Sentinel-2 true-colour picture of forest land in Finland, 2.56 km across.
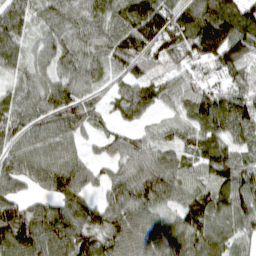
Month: April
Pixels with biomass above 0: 92%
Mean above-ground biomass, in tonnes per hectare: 95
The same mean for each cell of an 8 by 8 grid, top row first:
88 72 82 94 173 117 149 132
71 73 75 103 125 112 161 142
60 74 75 44 89 60 64 76
78 109 121 55 80 50 144 141
77 100 53 52 56 65 94 60
118 150 103 60 101 83 76 128
111 82 95 94 98 67 114 107
161 124 127 98 92 86 100 61
